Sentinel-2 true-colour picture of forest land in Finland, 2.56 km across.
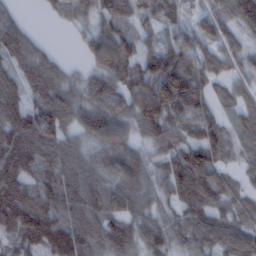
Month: February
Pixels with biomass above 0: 91%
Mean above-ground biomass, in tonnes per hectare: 85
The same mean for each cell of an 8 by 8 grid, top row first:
34 22 55 105 68 69 60 127
90 21 19 118 60 120 74 52
75 97 38 93 96 180 99 45
117 122 74 84 109 132 92 70
150 118 52 82 49 83 115 67
129 69 91 76 64 113 108 39
158 93 97 73 56 65 97 60
93 130 108 99 72 57 85 95
